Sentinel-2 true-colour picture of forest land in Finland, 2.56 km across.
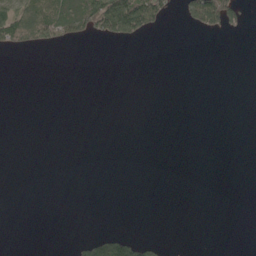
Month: May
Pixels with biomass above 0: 11%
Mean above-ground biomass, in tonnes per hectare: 17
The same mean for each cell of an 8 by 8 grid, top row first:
126 126 131 162 146 17 117 39
49 36 3 2 2 0 0 0
0 0 0 0 0 0 0 0
0 0 0 0 0 0 0 0
0 0 0 0 0 0 0 0
0 0 0 0 0 0 0 0
0 0 0 0 0 0 0 0
0 0 17 75 32 0 0 0
